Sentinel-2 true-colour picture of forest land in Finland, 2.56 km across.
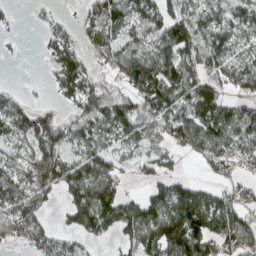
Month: March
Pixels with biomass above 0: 73%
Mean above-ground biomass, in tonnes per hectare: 82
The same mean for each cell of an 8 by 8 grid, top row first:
9 21 27 95 79 97 65 63
4 41 64 87 67 131 102 49
1 20 121 57 174 117 93 84
90 41 68 140 97 96 129 73
63 122 73 54 71 69 94 77
58 109 118 79 33 49 20 43
84 41 173 149 120 138 139 92
43 78 57 39 130 168 125 106
